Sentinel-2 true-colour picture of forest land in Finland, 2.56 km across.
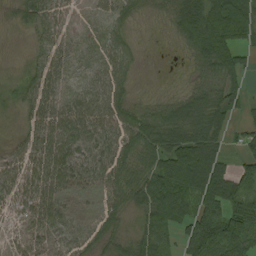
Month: August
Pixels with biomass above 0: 88%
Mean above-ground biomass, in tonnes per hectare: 65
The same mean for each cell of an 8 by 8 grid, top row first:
27 62 9 44 22 76 145 102
4 50 26 55 11 21 134 68
30 62 26 66 8 10 70 48
23 68 74 75 53 85 106 35
24 74 77 70 94 102 103 33
61 86 72 75 79 159 175 81
43 74 45 60 68 127 90 105
25 40 49 47 71 51 117 96
